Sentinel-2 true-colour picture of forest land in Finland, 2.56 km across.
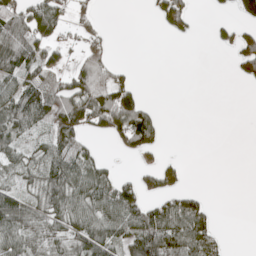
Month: May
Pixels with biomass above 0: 51%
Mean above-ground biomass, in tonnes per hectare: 51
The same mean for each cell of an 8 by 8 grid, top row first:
100 80 38 0 3 94 6 41
128 41 33 23 0 0 5 85
59 49 96 85 4 0 0 40
90 75 106 185 122 0 0 0
43 44 55 25 99 0 0 0
35 77 81 41 43 48 0 0
90 61 79 85 85 84 41 0
70 60 68 73 108 91 65 0
